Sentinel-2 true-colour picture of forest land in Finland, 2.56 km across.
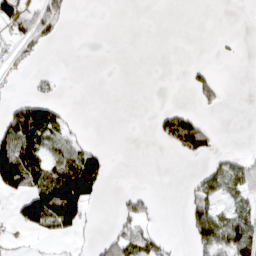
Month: March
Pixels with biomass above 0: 29%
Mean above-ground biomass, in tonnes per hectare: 30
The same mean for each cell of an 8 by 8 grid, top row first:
63 53 0 0 0 0 0 0
18 10 0 0 0 0 0 3
7 17 0 0 0 0 36 0
73 67 1 0 0 43 8 0
121 55 29 1 0 57 49 1
114 89 129 10 0 0 54 59
35 159 104 3 33 0 78 33
5 15 8 42 54 3 104 90
